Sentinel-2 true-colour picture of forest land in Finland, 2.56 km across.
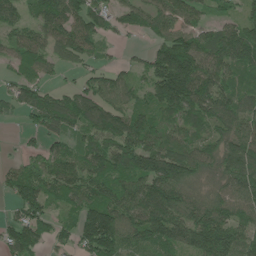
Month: June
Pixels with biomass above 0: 83%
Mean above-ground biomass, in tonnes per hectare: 94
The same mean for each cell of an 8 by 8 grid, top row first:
67 120 110 61 82 98 47 54
83 86 98 20 24 132 103 138
64 43 35 69 59 220 134 78
39 136 122 107 79 101 116 106
9 59 73 124 122 80 81 133
73 91 94 102 131 151 69 133
49 65 95 121 147 123 107 88
99 61 94 163 97 97 142 94
